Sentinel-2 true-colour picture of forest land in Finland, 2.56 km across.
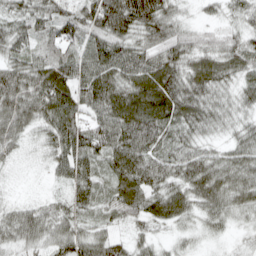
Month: April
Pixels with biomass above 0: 95%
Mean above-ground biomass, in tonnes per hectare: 64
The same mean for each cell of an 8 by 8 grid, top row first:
60 73 88 117 99 51 22 44
58 49 62 87 70 81 60 65
87 90 92 87 91 84 81 50
92 79 70 95 100 81 68 45
46 52 71 75 79 54 39 54
12 18 75 62 85 62 85 67
41 46 56 59 68 72 56 52
52 57 74 54 35 24 20 18
